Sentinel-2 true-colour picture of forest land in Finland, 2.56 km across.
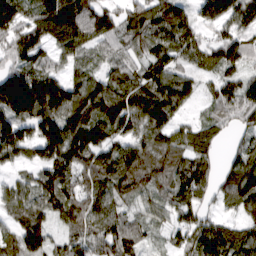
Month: March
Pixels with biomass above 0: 91%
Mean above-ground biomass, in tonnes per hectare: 81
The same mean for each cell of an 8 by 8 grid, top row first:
97 112 116 58 91 75 66 91
82 68 75 55 67 88 66 81
131 101 69 75 71 88 36 64
123 119 115 112 112 63 37 73
130 140 115 75 88 80 70 46
37 81 72 86 82 84 71 120
80 97 82 65 52 75 40 76
75 62 64 88 47 37 103 87
